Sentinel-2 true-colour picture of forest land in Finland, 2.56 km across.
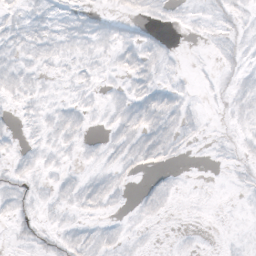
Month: October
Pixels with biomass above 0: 56%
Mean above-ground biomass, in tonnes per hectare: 5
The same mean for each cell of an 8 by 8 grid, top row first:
6 7 8 6 7 5 7 5
8 8 7 7 11 2 2 5
8 4 5 4 9 4 1 6
3 5 6 6 11 10 1 6
3 6 4 6 12 8 2 4
8 4 5 7 4 3 0 3
8 4 6 4 7 2 0 1
4 7 9 7 3 2 1 2
